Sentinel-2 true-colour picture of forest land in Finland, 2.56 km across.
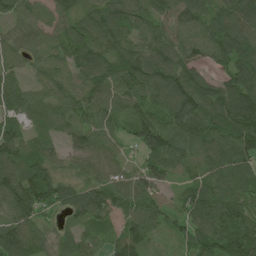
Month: June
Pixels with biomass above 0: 93%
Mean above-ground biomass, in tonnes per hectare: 81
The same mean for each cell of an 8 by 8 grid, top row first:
54 71 70 81 56 100 84 110
62 89 95 87 80 98 93 113
56 68 84 100 102 131 64 113
82 71 77 65 65 120 100 138
93 61 65 53 77 82 92 106
96 94 49 66 70 39 63 82
103 77 83 77 84 46 100 83
115 44 54 55 72 43 90 109
